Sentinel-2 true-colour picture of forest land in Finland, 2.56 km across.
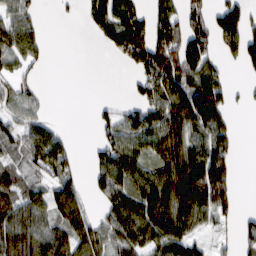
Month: February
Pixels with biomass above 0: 63%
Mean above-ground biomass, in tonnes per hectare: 71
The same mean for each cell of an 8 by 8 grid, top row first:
67 2 18 111 63 67 82 89
78 20 0 56 147 133 82 111
55 2 0 0 63 123 121 9
39 11 0 27 65 116 174 7
49 92 6 73 65 114 110 24
67 59 34 107 77 135 171 25
87 72 63 78 113 118 115 26
133 108 94 81 94 108 30 47
